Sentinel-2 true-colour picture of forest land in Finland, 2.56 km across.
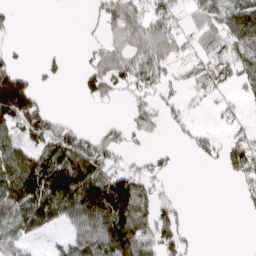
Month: March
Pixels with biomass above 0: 52%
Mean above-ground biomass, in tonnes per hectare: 68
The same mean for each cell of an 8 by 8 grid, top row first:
14 0 1 94 110 53 98 174
20 6 8 70 120 71 66 102
121 18 33 87 88 34 82 64
143 44 1 2 68 41 14 19
73 91 105 69 17 14 48 84
140 151 160 108 62 14 0 76
117 133 153 179 95 58 0 11
51 15 86 160 134 89 0 0
